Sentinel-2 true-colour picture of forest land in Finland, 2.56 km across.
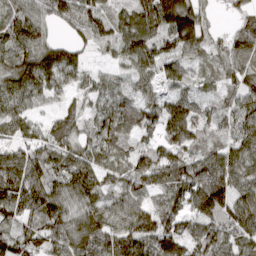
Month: March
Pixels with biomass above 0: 95%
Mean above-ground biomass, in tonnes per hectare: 78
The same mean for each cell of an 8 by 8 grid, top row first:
86 64 79 62 85 181 38 34
109 86 45 53 82 70 53 64
111 87 44 41 51 64 38 58
73 29 50 75 76 82 54 69
60 81 67 79 58 89 66 72
109 96 108 56 98 105 115 92
83 102 89 71 75 66 142 100
74 73 100 95 105 103 98 74
